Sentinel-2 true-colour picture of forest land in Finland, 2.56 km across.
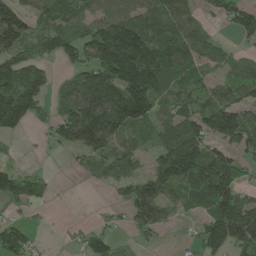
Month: May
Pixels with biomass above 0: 69%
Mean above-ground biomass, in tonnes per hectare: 94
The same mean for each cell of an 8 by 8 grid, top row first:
116 79 74 89 111 105 35 100
107 56 114 248 183 133 83 31
124 60 107 176 219 85 62 94
157 37 183 215 132 93 105 90
5 29 136 87 44 138 96 87
113 36 18 64 67 169 205 79
37 19 0 19 118 56 115 146
136 4 42 57 26 8 121 140
